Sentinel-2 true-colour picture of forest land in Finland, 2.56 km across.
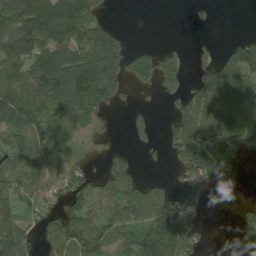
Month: August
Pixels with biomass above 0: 61%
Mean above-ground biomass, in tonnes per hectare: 66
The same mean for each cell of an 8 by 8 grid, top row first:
112 114 103 10 0 0 8 0
99 110 95 100 22 22 17 87
91 137 148 125 44 55 84 108
96 75 107 27 18 49 129 88
57 30 29 15 20 80 106 63
58 43 58 70 23 30 83 22
55 56 84 77 104 111 20 20
92 64 93 50 106 122 14 61
